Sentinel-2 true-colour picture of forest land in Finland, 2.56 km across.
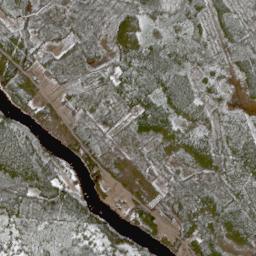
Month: May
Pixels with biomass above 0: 90%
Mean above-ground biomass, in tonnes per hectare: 56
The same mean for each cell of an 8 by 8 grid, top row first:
44 51 68 64 69 51 56 35
89 46 58 53 87 59 44 53
76 29 43 68 84 88 34 36
35 36 31 23 99 75 42 31
93 34 57 27 27 53 60 71
101 112 40 34 45 39 33 64
77 81 82 30 75 55 65 66
44 62 55 78 37 50 61 50
